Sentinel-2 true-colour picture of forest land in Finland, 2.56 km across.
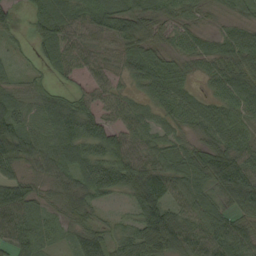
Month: September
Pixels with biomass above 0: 92%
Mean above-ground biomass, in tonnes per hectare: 62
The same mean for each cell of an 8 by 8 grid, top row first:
30 79 46 84 74 42 26 43
18 72 60 44 83 33 39 69
35 31 33 42 64 59 32 69
87 52 92 50 45 56 56 47
120 55 71 85 56 48 57 59
56 46 73 100 112 72 97 110
87 43 63 28 103 65 64 58
71 39 25 40 117 116 78 77
